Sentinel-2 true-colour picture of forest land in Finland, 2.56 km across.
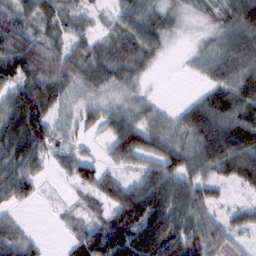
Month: February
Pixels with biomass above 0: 82%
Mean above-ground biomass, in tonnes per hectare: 62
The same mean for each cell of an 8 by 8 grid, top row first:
80 36 35 24 55 20 19 83
87 77 56 51 69 4 32 86
66 88 51 49 17 1 35 70
77 72 59 67 53 25 76 67
73 80 36 76 115 66 93 100
90 28 71 56 83 96 61 62
36 3 15 76 144 93 69 33
77 7 50 140 126 104 101 31
